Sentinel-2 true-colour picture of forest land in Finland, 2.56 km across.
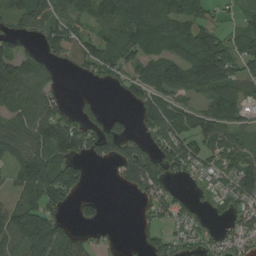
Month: August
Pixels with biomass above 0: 69%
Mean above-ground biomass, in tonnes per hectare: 67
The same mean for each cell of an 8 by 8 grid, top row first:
74 83 55 80 106 91 41 34
55 45 70 100 95 89 160 82
127 41 14 38 80 101 141 79
90 91 30 16 63 66 70 58
62 122 83 66 43 81 74 46
57 131 67 11 113 32 34 103
75 89 36 0 36 56 26 54
78 118 47 11 32 46 32 61
